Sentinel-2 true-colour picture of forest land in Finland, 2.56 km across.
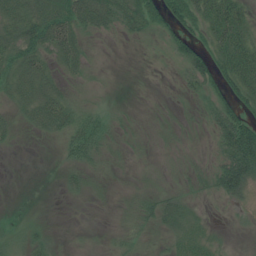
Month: July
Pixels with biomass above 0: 56%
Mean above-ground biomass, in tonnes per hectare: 29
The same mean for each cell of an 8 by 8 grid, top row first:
51 73 76 50 66 66 62 54
49 54 47 1 2 36 49 68
55 48 16 1 0 11 55 57
25 72 32 8 1 8 29 51
7 4 43 15 5 6 9 116
0 0 20 6 7 8 22 85
0 1 1 3 24 36 6 13
18 26 1 8 10 27 25 2
